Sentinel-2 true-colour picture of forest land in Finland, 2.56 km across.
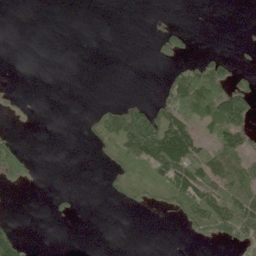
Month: June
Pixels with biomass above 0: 31%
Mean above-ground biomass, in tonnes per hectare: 33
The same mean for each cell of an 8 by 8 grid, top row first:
0 0 11 8 3 7 0 7
0 10 16 36 0 59 3 21
1 0 0 0 0 63 107 47
11 0 4 39 104 93 75 111
32 0 3 56 137 180 39 61
41 0 0 29 23 109 91 55
0 10 8 2 21 31 105 81
60 0 0 0 0 1 26 49
